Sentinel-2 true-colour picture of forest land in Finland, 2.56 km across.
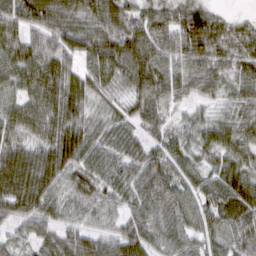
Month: March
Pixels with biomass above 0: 93%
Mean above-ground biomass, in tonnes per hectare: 58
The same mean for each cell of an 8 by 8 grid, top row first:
72 79 55 72 58 66 59 12
55 70 66 72 87 73 74 41
50 81 54 48 76 66 64 50
56 70 55 32 56 22 27 47
49 59 83 53 41 52 48 50
91 76 58 57 67 60 47 64
65 54 46 39 60 58 58 72
28 43 50 57 71 44 54 72
